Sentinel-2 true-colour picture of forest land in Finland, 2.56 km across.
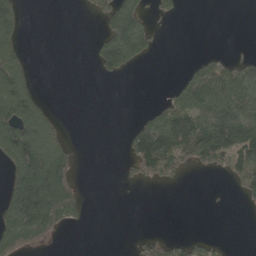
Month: May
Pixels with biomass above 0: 36%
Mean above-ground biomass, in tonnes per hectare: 67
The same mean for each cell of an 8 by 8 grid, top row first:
111 0 4 124 79 22 0 0
87 0 0 141 85 0 3 1
161 0 0 19 0 16 137 107
204 61 0 0 18 118 133 116
225 175 6 0 150 142 183 153
143 252 26 0 67 47 17 107
197 238 68 0 0 0 1 7
159 58 0 0 42 31 32 0
